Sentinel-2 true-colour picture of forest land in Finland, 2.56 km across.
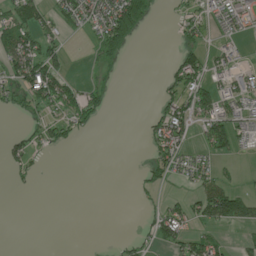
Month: June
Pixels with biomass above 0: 36%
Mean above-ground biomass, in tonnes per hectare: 28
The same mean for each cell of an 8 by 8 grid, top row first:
54 32 41 84 49 12 33 44
79 41 1 45 0 22 29 17
50 93 16 4 0 53 47 42
14 29 65 3 5 67 57 42
30 31 7 0 14 62 49 31
14 1 0 0 16 19 36 9
0 0 0 0 11 34 80 84
0 0 0 2 14 48 45 14
